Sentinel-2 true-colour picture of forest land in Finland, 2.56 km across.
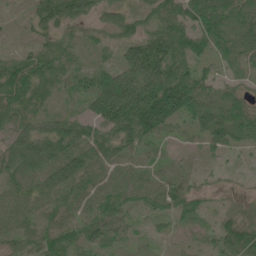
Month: June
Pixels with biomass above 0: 84%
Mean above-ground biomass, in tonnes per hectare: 58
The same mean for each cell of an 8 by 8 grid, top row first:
5 70 58 42 37 75 124 86
13 47 24 33 78 99 69 84
82 62 30 73 106 133 56 33
55 29 25 108 146 119 88 84
62 80 80 75 47 15 42 40
71 94 83 49 36 20 14 6
67 49 46 69 36 49 23 35
37 50 45 44 10 12 27 98
